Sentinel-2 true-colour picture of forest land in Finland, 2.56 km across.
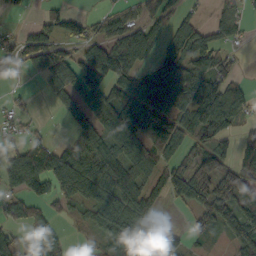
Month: October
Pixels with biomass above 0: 71%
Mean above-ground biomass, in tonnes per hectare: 80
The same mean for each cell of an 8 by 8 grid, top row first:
9 35 38 49 61 69 21 50
60 104 65 121 107 83 100 23
8 88 121 111 83 153 111 35
33 6 81 141 122 118 140 67
34 55 77 95 106 95 84 58
109 134 170 131 88 77 141 115
56 46 46 136 102 15 93 96
80 81 11 75 96 61 44 88
